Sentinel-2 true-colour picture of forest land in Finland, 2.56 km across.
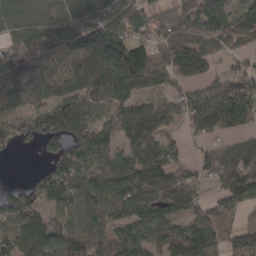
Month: March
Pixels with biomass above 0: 85%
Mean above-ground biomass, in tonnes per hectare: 104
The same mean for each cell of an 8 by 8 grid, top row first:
90 85 94 92 69 110 137 95
52 115 169 221 103 208 151 66
169 130 168 187 185 104 83 104
83 117 112 82 117 74 125 134
40 74 102 82 131 38 37 61
0 86 114 109 164 98 55 137
100 83 77 83 123 106 65 68
76 120 110 103 82 111 110 100
